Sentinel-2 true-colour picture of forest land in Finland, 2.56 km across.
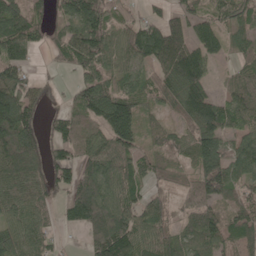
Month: May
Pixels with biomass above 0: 82%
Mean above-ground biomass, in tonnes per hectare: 88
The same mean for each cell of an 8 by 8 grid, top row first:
113 69 136 78 46 68 75 88
97 43 130 95 126 128 91 52
111 20 62 74 61 114 62 67
161 25 84 165 63 53 135 102
160 60 91 119 58 58 119 72
123 67 105 95 77 39 137 71
75 55 132 122 96 32 75 74
83 51 15 198 100 82 106 87
